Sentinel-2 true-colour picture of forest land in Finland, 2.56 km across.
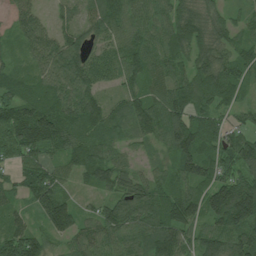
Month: July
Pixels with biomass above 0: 93%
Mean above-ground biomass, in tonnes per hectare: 87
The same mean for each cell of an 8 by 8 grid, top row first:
56 32 45 91 74 111 89 41
45 91 84 69 90 96 97 67
68 81 117 50 95 90 129 76
110 111 125 61 109 122 94 45
105 95 93 64 47 106 83 91
50 87 55 109 65 77 89 90
47 134 48 85 107 115 126 188
125 70 74 93 95 104 93 125
